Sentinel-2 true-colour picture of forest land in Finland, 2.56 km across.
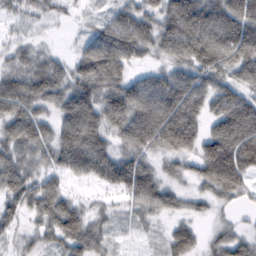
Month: February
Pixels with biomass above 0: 89%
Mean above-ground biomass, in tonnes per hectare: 85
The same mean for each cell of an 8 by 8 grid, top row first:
32 36 17 50 79 151 157 148
37 17 42 138 79 122 143 141
79 114 97 113 71 101 96 81
88 50 135 117 146 160 87 127
89 84 152 69 109 113 97 144
89 61 60 109 111 47 101 105
58 90 54 26 73 53 34 23
33 56 102 33 12 79 34 66
